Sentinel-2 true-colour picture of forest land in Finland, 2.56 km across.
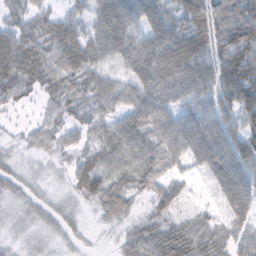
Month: February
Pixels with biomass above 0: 89%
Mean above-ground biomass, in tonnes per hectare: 51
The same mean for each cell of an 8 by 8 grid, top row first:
31 37 33 98 79 52 86 69
72 58 73 75 77 98 72 83
64 53 65 48 72 76 57 82
12 31 44 47 73 48 54 72
12 36 30 59 64 68 90 59
23 11 43 53 69 33 41 62
17 21 13 52 22 33 20 57
13 16 11 13 66 82 63 46
